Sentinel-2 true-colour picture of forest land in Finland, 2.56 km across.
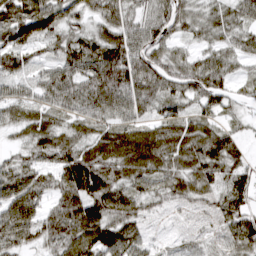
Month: March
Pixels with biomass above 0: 89%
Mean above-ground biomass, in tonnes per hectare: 65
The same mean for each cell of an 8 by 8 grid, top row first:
106 100 56 63 56 72 51 52
81 41 83 90 78 41 42 48
54 59 79 128 104 74 84 29
44 54 57 67 51 51 48 23
28 67 71 86 94 82 85 42
73 41 123 85 48 62 70 59
89 45 91 107 47 23 24 66
62 57 90 93 42 13 20 83
